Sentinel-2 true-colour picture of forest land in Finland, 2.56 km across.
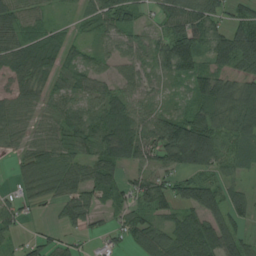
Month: August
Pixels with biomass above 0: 82%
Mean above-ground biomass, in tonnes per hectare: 58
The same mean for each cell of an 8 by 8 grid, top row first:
56 29 25 69 29 79 76 48
60 65 32 34 46 116 68 101
42 40 41 39 42 42 83 67
45 41 59 83 46 54 62 84
25 48 63 87 81 158 127 55
19 67 65 60 57 61 53 28
46 14 67 37 61 60 92 54
28 36 23 33 70 75 109 73
